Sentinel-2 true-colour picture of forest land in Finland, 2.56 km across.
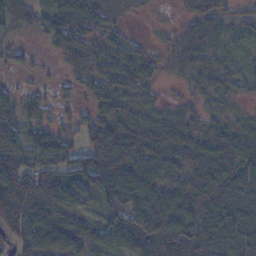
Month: November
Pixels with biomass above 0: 85%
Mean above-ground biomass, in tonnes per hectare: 55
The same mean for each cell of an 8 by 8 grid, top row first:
69 63 105 32 5 12 61 28
22 21 70 54 18 31 54 21
9 6 41 71 50 15 37 47
59 27 18 72 31 29 29 12
58 71 43 89 77 62 60 51
94 75 77 95 74 63 77 54
110 72 46 68 102 90 71 57
60 73 63 46 74 96 86 64
